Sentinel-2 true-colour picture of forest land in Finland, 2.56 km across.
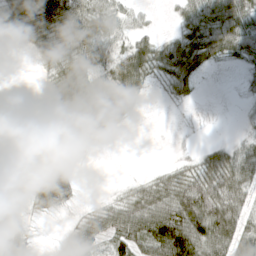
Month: April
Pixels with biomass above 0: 69%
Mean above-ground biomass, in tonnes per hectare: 46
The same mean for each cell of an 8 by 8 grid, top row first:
75 118 80 41 12 21 56 62
10 66 80 50 47 62 60 59
1 31 72 60 44 55 5 9
52 29 74 96 9 4 4 5
6 31 36 15 0 6 13 27
59 88 16 1 12 40 63 73
20 53 14 41 73 91 98 59
36 2 56 53 76 134 101 76
